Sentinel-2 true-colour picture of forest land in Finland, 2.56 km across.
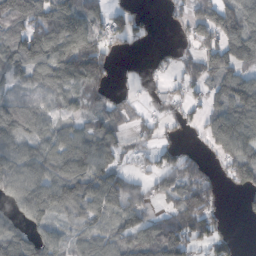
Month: October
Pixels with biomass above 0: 72%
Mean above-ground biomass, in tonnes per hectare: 73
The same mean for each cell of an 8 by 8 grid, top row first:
111 127 110 62 26 31 86 119
78 132 136 39 7 23 81 122
56 73 93 42 25 31 75 100
82 53 48 60 29 32 62 138
80 77 94 78 30 32 38 116
89 90 123 98 36 79 44 82
44 73 89 111 71 88 86 16
86 66 50 72 100 138 79 15
